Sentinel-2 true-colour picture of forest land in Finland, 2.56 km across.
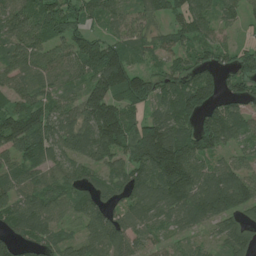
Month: July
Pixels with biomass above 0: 84%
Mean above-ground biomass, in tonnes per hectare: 81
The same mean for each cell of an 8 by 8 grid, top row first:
88 102 60 56 57 67 70 42
76 76 76 94 57 65 61 38
58 49 54 150 81 82 78 77
90 74 85 129 48 106 92 62
103 83 95 137 176 160 112 45
70 51 54 60 91 173 101 92
75 87 66 59 82 95 131 100
60 65 51 102 48 36 25 89
